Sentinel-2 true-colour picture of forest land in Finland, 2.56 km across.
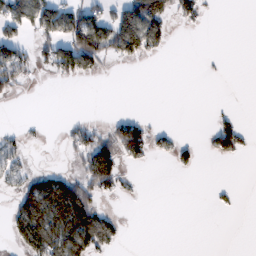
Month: February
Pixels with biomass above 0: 29%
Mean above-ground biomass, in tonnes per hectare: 38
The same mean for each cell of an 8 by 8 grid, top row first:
94 106 104 74 125 42 9 0
73 52 147 82 81 1 0 0
58 7 26 1 0 0 2 0
0 0 0 5 6 0 3 7
26 2 55 86 78 30 23 42
39 64 53 83 2 4 0 0
70 163 135 11 0 0 3 3
54 143 129 51 0 0 0 0
